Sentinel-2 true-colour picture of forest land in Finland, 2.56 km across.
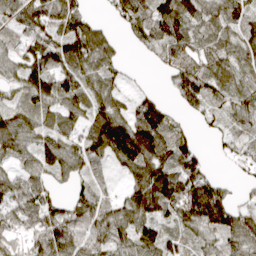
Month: April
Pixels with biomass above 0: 83%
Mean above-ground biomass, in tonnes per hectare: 70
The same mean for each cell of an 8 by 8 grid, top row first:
68 82 66 28 71 115 62 70
42 93 102 41 37 86 62 66
50 107 81 48 4 68 86 52
60 61 60 79 99 34 55 58
76 73 66 132 161 86 13 41
54 56 44 18 88 109 70 23
75 79 81 49 94 102 199 51
46 98 88 72 81 52 42 81
